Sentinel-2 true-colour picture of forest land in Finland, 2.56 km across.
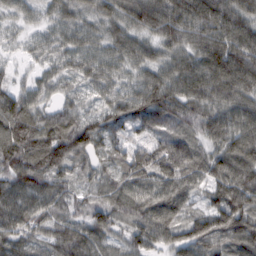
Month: February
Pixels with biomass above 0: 98%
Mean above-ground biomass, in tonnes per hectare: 84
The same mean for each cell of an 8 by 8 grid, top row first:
41 39 53 67 105 115 115 100
17 45 63 62 63 70 106 117
35 45 53 62 67 103 123 119
116 55 60 92 113 100 90 94
127 120 112 80 62 99 61 109
107 97 53 63 99 112 78 125
106 77 54 82 98 91 71 115
87 64 97 52 75 83 122 112
